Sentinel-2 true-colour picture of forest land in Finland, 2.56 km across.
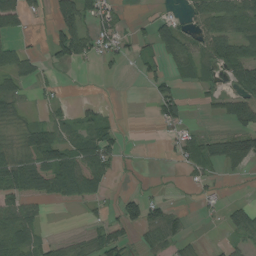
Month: August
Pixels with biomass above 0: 50%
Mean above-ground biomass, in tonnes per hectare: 38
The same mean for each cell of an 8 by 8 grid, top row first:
57 22 80 41 8 25 62 69
30 34 77 38 25 67 62 58
43 16 1 6 22 27 34 64
37 20 24 5 0 52 13 72
38 82 62 50 1 31 50 81
84 67 77 30 3 3 19 8
54 12 14 20 73 17 11 35
59 25 21 76 36 48 4 25
